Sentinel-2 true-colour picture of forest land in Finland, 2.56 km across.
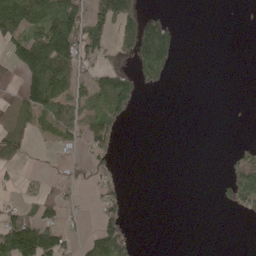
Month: May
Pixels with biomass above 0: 34%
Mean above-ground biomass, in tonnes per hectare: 43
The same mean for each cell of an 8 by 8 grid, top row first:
164 118 89 139 85 9 0 0
64 161 103 38 159 73 0 0
18 167 42 81 52 3 0 0
57 96 71 93 1 0 0 1
59 15 41 29 0 0 0 7
12 7 28 22 0 0 0 99
37 46 14 50 0 0 0 37
145 95 28 99 1 0 0 0
